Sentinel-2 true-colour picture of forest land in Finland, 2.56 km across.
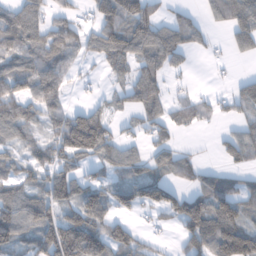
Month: January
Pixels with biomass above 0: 65%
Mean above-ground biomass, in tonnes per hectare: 69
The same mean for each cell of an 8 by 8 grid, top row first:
88 63 33 107 94 29 39 93
87 103 73 87 95 84 17 51
103 131 17 32 81 12 2 29
101 87 65 38 70 45 34 41
50 73 163 75 36 38 3 63
58 70 53 42 56 50 45 30
104 96 114 71 59 85 127 86
51 114 150 98 33 24 123 157
